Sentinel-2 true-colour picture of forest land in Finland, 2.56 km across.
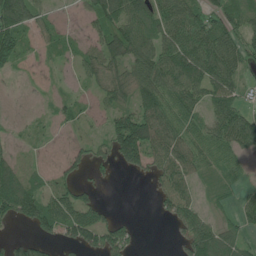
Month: June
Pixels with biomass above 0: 69%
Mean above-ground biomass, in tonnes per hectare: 62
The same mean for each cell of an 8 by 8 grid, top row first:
106 39 28 105 88 90 67 58
103 31 41 127 94 104 116 76
11 20 30 84 86 105 98 49
10 20 37 72 106 93 64 71
24 17 29 82 140 87 83 80
73 35 40 12 23 85 25 30
113 104 98 13 0 70 26 47
43 43 77 91 4 18 99 54
